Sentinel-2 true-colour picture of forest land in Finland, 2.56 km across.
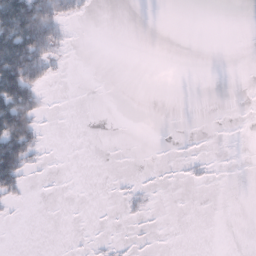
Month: January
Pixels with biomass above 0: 14%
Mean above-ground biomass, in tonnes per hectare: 13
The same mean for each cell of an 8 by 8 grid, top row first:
118 74 14 0 0 0 0 0
129 56 0 0 0 0 0 0
131 25 0 0 0 0 0 0
112 8 0 0 0 0 0 0
96 5 0 0 0 0 0 0
61 2 0 1 1 1 4 0
5 0 0 0 6 0 0 0
0 0 1 3 2 0 0 0
